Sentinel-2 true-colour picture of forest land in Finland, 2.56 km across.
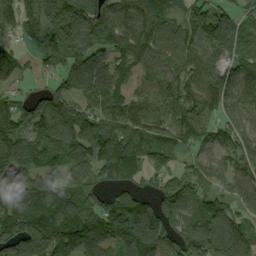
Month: September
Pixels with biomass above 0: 89%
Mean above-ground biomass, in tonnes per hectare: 125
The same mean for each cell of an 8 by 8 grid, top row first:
108 136 175 153 160 78 127 80
55 122 154 125 140 110 96 90
64 38 144 134 91 121 137 107
98 154 126 131 139 123 112 90
125 154 138 160 112 93 119 112
182 116 120 85 65 79 77 121
151 190 147 115 122 164 117 98
178 191 156 130 191 112 183 161
